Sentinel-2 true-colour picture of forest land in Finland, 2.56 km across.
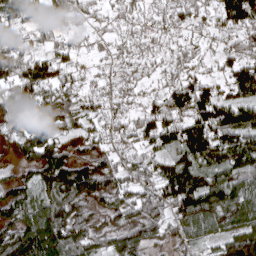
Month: April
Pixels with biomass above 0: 85%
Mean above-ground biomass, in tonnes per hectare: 83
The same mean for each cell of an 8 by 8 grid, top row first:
90 77 49 40 52 61 59 115
77 51 33 34 43 41 34 80
96 101 49 38 44 74 64 116
60 102 65 50 62 115 132 112
49 111 50 51 71 92 149 127
44 108 114 80 71 143 91 98
108 94 88 73 107 112 133 145
126 152 87 79 87 56 56 141
